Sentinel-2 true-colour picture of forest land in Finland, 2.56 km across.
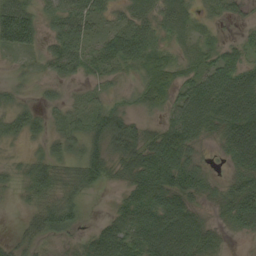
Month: September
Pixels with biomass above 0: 84%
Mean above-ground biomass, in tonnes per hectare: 45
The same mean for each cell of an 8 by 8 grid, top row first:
99 32 53 25 33 48 13 17
54 37 73 54 52 24 21 25
10 25 26 19 30 39 73 87
26 17 25 45 16 57 93 109
8 19 35 63 61 114 18 100
15 45 42 23 78 92 28 46
4 39 23 14 69 83 16 66
17 22 19 88 85 110 50 6
